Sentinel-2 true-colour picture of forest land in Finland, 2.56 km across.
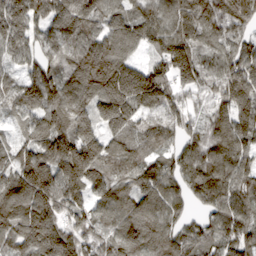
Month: March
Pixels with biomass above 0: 95%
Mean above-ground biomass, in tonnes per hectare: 144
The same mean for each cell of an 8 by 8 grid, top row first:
179 139 154 105 113 139 190 199
117 117 145 164 78 207 97 127
87 184 171 244 212 169 111 201
104 160 151 195 108 102 99 170
90 169 238 112 93 81 138 144
155 179 195 117 143 121 164 134
198 197 111 126 143 99 107 122
156 185 129 108 151 128 111 148
